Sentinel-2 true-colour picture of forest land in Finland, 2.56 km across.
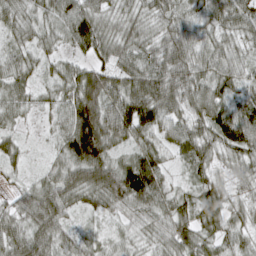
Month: April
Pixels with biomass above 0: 97%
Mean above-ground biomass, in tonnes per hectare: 58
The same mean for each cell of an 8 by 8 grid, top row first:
42 44 80 40 43 53 48 67
40 36 47 60 58 74 54 41
52 29 83 72 84 73 63 48
44 30 123 92 120 59 80 67
30 17 130 76 50 52 58 85
17 42 78 88 118 18 45 38
41 84 38 48 61 61 71 38
65 70 43 29 35 64 47 42
